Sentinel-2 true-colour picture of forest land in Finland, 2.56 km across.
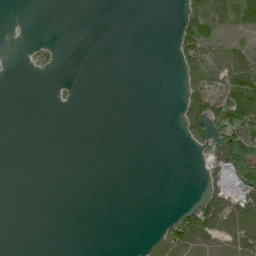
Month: June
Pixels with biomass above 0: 24%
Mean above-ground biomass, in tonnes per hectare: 26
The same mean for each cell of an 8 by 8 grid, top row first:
0 0 0 0 0 13 115 66
0 19 0 0 0 41 67 37
0 3 3 0 0 10 59 96
0 0 1 0 0 15 107 110
0 0 0 0 0 2 57 139
0 0 0 0 0 0 47 140
0 0 0 0 0 12 116 118
0 0 0 0 8 64 61 107
